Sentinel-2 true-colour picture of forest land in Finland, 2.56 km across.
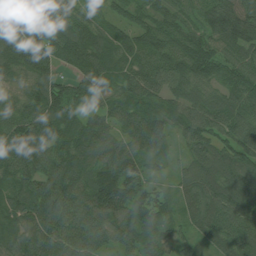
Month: July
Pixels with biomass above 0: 98%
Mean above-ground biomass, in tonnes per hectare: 102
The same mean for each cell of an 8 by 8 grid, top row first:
107 104 78 80 89 83 104 117
129 135 149 107 111 110 90 89
70 117 106 99 113 92 86 102
96 150 88 101 119 86 94 85
144 110 123 109 123 53 93 102
113 110 105 141 98 47 102 106
107 129 93 135 119 68 106 106
84 107 99 73 89 55 67 111
